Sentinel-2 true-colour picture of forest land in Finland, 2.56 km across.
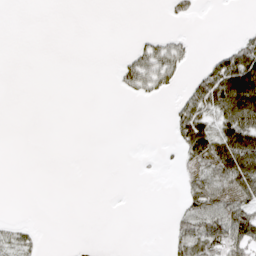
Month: April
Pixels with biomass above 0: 25%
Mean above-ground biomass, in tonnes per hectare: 21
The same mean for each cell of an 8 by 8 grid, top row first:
0 0 0 0 0 17 0 0
0 0 0 0 35 36 3 51
0 0 0 7 73 28 80 124
0 0 0 0 0 30 63 110
0 0 0 0 0 24 91 102
0 0 0 0 1 6 51 80
0 0 0 0 0 13 62 56
38 1 0 0 0 40 76 58
